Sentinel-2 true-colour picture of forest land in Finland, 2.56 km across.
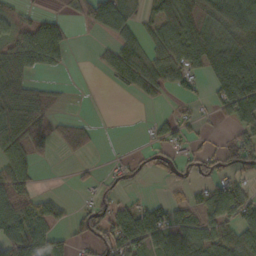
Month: October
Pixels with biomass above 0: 57%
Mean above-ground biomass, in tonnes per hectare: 50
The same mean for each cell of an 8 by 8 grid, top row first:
29 29 26 91 25 107 91 106
80 114 1 39 48 72 97 76
72 12 0 26 74 52 47 142
72 34 1 1 2 19 13 85
72 48 47 1 14 46 13 55
75 0 12 17 16 24 47 45
83 42 23 47 54 47 71 85
79 55 32 75 97 80 63 81
